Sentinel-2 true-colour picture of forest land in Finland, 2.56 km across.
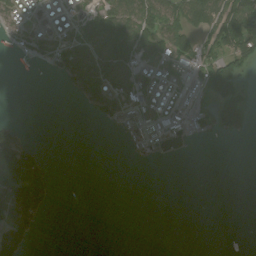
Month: July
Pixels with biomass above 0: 39%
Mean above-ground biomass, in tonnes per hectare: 45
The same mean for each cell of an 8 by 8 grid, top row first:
60 55 66 108 113 99 118 151
31 57 85 144 89 108 62 143
1 1 88 93 79 66 63 44
0 0 4 68 93 61 27 88
86 1 0 0 68 18 1 2
119 46 0 0 0 0 0 0
115 22 0 0 0 0 0 0
115 0 0 0 0 0 0 0
